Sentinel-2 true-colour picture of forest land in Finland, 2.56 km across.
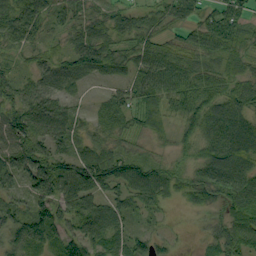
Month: September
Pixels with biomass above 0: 89%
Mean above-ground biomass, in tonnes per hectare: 57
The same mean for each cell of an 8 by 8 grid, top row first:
84 57 41 44 48 64 47 68
37 26 58 52 63 54 65 51
43 44 35 32 71 78 63 48
70 74 20 67 63 40 70 63
81 60 42 52 25 28 56 80
59 97 88 88 83 37 70 83
42 63 71 52 44 11 32 79
73 77 79 64 48 14 28 73
